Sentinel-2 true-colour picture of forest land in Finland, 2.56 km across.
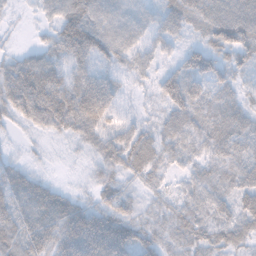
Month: November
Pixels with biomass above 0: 92%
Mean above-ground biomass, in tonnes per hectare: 48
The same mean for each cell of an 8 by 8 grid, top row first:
7 27 70 59 41 51 59 66
11 39 86 65 35 25 51 56
78 66 54 41 21 64 66 29
51 87 90 48 16 54 49 40
6 8 23 61 63 50 51 45
46 13 6 38 42 23 37 46
58 67 45 65 29 39 44 42
63 68 91 104 42 42 44 41
